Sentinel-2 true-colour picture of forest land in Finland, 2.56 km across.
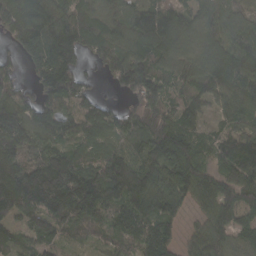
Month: March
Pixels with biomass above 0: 90%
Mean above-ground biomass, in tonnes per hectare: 104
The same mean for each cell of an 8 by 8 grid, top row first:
147 109 99 105 121 112 89 55
72 149 107 110 121 110 100 130
54 143 85 60 148 73 111 140
126 118 86 61 130 87 55 98
161 78 71 60 96 150 72 100
161 187 138 128 118 142 88 107
138 151 140 101 117 74 88 108
56 64 34 54 113 58 104 61
